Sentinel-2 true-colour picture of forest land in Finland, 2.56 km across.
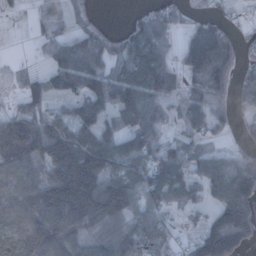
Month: November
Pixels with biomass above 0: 70%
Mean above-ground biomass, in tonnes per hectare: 79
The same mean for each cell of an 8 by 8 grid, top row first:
7 36 17 0 29 36 36 13
4 38 80 47 72 25 154 59
15 70 107 89 70 30 115 48
59 58 84 65 86 30 83 36
174 158 113 83 73 42 29 25
103 97 223 113 73 98 91 116
117 149 192 167 76 52 51 148
142 138 68 86 74 38 136 130
